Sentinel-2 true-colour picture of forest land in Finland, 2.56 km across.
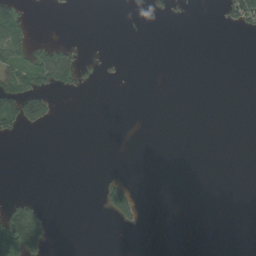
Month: August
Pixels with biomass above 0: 11%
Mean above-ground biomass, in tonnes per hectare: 14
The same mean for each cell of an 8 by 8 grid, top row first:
46 2 0 0 2 5 0 66
54 46 12 0 0 0 0 0
71 66 31 5 0 0 0 0
98 50 0 0 0 0 0 0
3 0 0 0 0 0 0 0
0 0 0 7 0 0 0 0
53 9 0 85 11 0 0 0
125 49 0 0 0 0 0 0
